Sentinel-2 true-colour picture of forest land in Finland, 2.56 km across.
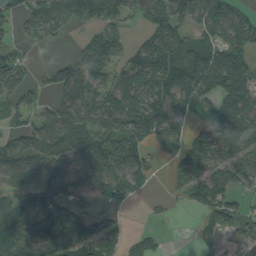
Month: August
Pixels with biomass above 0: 74%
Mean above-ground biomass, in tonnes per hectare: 81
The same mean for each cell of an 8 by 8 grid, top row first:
49 85 57 72 40 93 112 71
31 13 34 72 66 92 98 101
78 34 99 84 110 99 116 88
72 55 107 104 113 95 76 102
72 96 99 102 72 67 112 110
118 116 114 122 68 58 98 98
124 117 68 43 8 14 81 59
141 161 134 79 53 1 33 42
